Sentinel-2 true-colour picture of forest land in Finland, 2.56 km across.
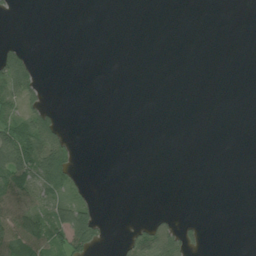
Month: July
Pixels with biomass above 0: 21%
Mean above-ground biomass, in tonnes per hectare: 18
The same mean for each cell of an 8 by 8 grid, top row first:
2 0 0 0 0 0 0 0
18 0 0 0 0 0 0 0
85 3 0 0 0 0 0 0
48 36 0 0 0 0 0 0
132 70 4 0 0 0 0 0
113 81 10 0 0 0 0 0
88 43 65 0 0 1 0 0
85 79 94 4 62 51 5 0
